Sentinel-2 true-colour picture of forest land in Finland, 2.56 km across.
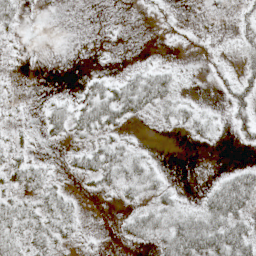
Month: May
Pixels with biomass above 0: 42%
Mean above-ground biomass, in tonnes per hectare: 15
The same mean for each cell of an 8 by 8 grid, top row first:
23 1 0 0 3 1 0 9
4 0 0 1 0 2 2 14
2 0 6 16 31 16 5 22
5 18 32 38 22 22 9 22
11 7 15 23 4 0 8 9
25 16 18 32 29 1 2 34
29 27 9 2 22 22 39 42
29 32 8 2 19 49 53 47
